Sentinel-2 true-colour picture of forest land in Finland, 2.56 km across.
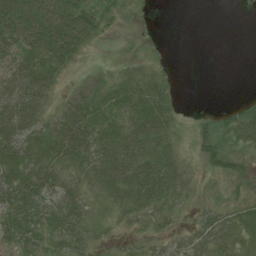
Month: July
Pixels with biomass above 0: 67%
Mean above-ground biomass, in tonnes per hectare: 31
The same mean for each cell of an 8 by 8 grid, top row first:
76 84 69 12 1 0 0 0
53 65 40 0 1 0 0 0
67 51 16 17 23 7 0 0
75 36 50 25 37 18 3 18
52 44 62 56 62 23 14 16
52 48 33 67 69 44 9 7
50 49 42 28 39 22 21 22
35 30 33 8 20 21 35 25
